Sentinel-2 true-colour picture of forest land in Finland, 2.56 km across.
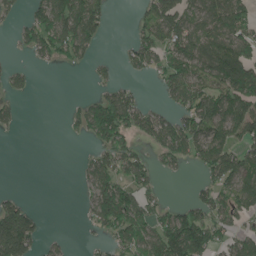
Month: June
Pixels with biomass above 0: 53%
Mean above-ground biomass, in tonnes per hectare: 69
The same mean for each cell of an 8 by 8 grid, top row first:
23 108 149 26 47 101 108 96
19 76 86 0 92 96 103 118
42 0 0 29 15 109 107 177
33 0 43 127 67 59 129 125
0 0 6 82 30 101 144 83
0 0 27 94 59 16 50 113
94 1 13 157 82 47 85 85
211 25 4 50 107 177 119 70
